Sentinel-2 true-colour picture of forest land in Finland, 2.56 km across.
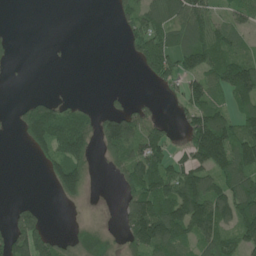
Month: June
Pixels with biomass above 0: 54%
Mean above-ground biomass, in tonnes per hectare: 69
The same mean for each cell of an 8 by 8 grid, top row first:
0 0 0 18 76 93 81 62
10 2 0 0 97 96 132 59
1 0 0 0 17 62 91 173
27 115 56 54 47 25 134 86
7 121 104 101 99 22 222 122
0 39 98 19 126 112 108 114
37 7 10 2 168 149 154 149
107 90 69 39 143 105 92 90
